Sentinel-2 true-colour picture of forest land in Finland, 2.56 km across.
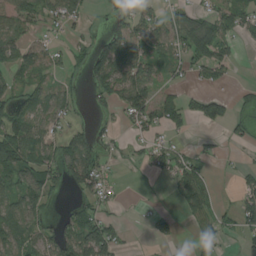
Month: August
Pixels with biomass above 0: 53%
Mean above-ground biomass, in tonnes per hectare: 44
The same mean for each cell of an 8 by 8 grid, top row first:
120 63 44 24 50 40 34 54
50 28 21 65 55 51 71 16
40 35 16 78 87 16 31 3
64 60 16 21 77 63 60 26
105 55 71 20 23 22 10 15
87 67 86 13 5 46 28 23
68 30 35 16 4 22 63 55
68 50 98 77 4 20 28 17
